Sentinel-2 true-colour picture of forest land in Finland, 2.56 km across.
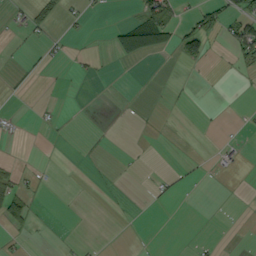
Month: September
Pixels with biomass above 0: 12%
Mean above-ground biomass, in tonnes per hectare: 8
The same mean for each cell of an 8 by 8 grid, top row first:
6 26 7 1 62 23 45 45
1 8 0 13 50 28 28 44
2 1 6 1 0 1 0 2
2 2 0 0 1 1 1 1
0 1 1 1 1 0 0 4
17 1 0 1 1 8 2 1
54 0 0 1 1 1 0 0
4 1 1 0 0 0 2 0
